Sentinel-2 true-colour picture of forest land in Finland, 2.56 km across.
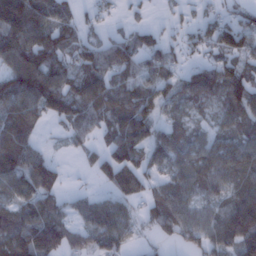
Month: January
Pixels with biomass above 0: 76%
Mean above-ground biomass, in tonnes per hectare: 76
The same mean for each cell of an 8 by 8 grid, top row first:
181 117 37 18 14 20 35 47
125 121 67 69 68 48 65 93
122 123 90 80 62 54 90 92
97 85 88 98 73 46 38 86
117 12 36 76 85 82 75 95
120 101 2 85 72 72 98 87
81 77 44 69 36 94 61 155
106 123 44 65 12 36 82 142
